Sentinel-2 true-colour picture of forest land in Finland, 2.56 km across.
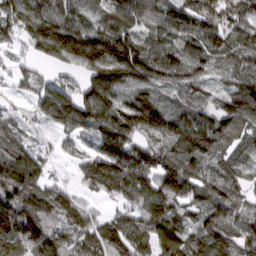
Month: March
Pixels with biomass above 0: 92%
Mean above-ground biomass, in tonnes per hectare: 124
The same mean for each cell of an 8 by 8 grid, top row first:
140 158 108 162 134 132 114 95
44 201 229 203 151 129 123 114
46 52 76 207 161 120 75 99
36 142 186 173 214 105 84 111
93 26 41 158 93 139 142 69
168 59 55 185 149 193 106 75
178 137 90 36 190 118 125 82
167 178 108 120 103 176 144 107
